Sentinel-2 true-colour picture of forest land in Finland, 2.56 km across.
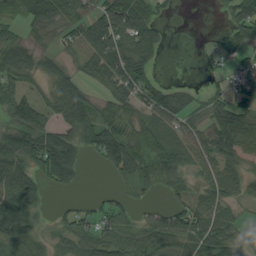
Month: August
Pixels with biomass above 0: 71%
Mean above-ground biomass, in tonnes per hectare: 58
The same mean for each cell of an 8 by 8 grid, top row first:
46 88 62 102 86 5 0 79
77 22 39 95 97 0 13 39
55 56 46 86 69 8 9 40
81 63 106 61 51 72 50 72
94 102 66 105 60 54 66 80
115 70 27 25 57 62 51 53
118 19 36 51 23 46 58 24
47 18 51 78 75 68 79 50
